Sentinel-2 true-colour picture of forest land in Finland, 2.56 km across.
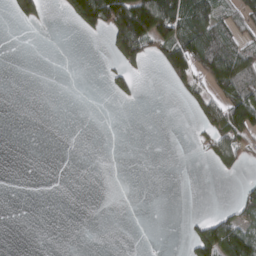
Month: March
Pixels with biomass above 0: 25%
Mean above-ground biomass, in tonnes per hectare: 32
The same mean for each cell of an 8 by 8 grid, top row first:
44 13 94 143 194 132 95 43
0 0 0 44 83 105 126 62
0 0 0 34 8 60 73 87
0 0 0 0 0 0 70 135
0 0 0 0 0 0 38 62
0 0 0 0 0 0 1 15
0 0 0 0 0 0 1 45
0 0 0 0 0 0 120 132
